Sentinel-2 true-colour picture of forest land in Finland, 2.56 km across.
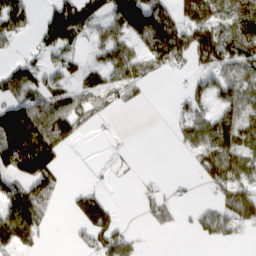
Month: March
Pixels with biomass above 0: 55%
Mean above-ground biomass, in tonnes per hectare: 58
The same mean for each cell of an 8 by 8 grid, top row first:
100 73 110 72 141 67 94 66
20 69 29 80 65 114 102 79
120 49 44 54 48 4 40 55
125 94 68 21 2 20 44 81
155 120 11 2 0 17 95 87
74 87 0 2 10 3 69 86
123 23 78 45 28 27 30 95
108 11 25 91 14 0 29 17
